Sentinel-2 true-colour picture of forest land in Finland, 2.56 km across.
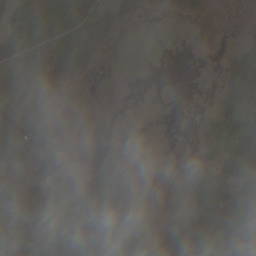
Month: October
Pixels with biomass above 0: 49%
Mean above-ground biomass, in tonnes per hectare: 44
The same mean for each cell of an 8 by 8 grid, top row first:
85 96 94 65 18 17 18 2
100 91 104 10 0 0 1 21
15 35 21 19 0 0 0 92
12 31 15 8 0 0 21 64
64 71 12 1 0 6 66 62
39 25 29 162 10 7 109 76
40 24 65 68 6 7 113 110
37 34 126 75 93 54 54 99
